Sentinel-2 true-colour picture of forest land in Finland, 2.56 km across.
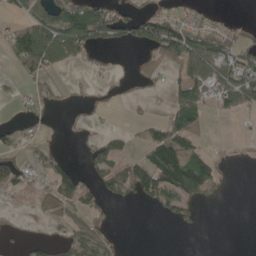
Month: May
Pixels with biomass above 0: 41%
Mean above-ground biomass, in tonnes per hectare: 39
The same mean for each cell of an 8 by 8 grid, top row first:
21 68 112 68 62 36 10 1
67 102 77 23 50 114 89 55
14 27 5 9 23 37 61 92
8 13 5 3 5 82 32 38
27 16 8 29 34 101 16 4
44 37 40 65 98 148 102 0
3 36 44 16 12 55 6 0
6 23 68 27 0 0 0 0
